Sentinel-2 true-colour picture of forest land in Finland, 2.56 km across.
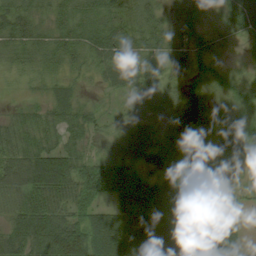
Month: August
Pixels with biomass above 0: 88%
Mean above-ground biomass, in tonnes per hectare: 46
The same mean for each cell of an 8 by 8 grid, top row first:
55 34 48 44 42 33 18 59
47 45 47 48 37 29 27 6
10 23 14 33 29 22 36 20
21 31 38 14 23 50 69 37
59 34 33 25 43 45 42 35
71 132 71 76 39 54 41 5
64 80 54 46 71 48 62 42
85 115 111 85 73 52 38 49
